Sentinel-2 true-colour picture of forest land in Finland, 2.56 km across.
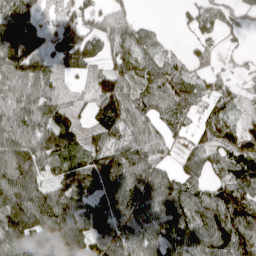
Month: April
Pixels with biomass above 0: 81%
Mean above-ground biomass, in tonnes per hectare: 76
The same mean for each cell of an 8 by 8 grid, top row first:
107 21 69 62 9 9 57 31
181 70 93 55 57 12 36 15
89 68 20 85 69 77 50 32
88 89 29 103 72 76 51 31
111 105 54 83 70 23 59 65
113 60 91 117 98 54 62 105
115 138 77 98 95 122 112 113
102 125 83 106 99 84 117 123
